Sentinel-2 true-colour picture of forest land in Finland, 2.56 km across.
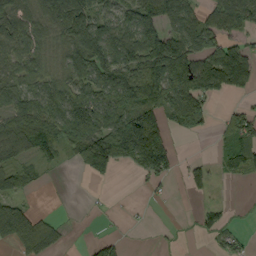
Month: September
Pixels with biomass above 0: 62%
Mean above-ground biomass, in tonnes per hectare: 69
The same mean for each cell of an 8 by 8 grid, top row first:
83 87 109 70 94 95 57 86
81 61 115 103 113 117 89 71
58 67 80 99 153 170 159 115
74 88 118 104 158 99 46 43
102 67 147 144 216 22 0 80
51 5 21 41 34 20 40 34
58 3 1 5 4 1 32 3
58 73 1 44 1 5 19 30
